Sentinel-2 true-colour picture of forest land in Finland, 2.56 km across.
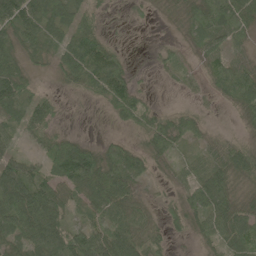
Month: June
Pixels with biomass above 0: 86%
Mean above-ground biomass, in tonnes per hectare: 50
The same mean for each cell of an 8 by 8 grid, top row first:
103 82 54 9 9 16 75 74
53 45 93 34 2 14 60 30
69 15 53 81 5 18 30 84
53 47 2 33 61 32 14 32
28 43 51 33 38 44 30 38
76 53 117 87 39 25 72 45
108 100 35 70 28 32 72 43
57 105 100 87 54 12 31 61
